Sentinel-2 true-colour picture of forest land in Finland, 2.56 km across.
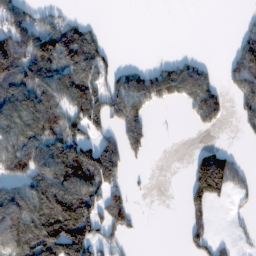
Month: February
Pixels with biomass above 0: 51%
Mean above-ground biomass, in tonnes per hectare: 82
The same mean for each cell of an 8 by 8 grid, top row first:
112 66 20 0 0 0 0 10
152 141 151 19 0 2 0 80
119 109 121 78 112 156 69 104
111 124 119 121 81 3 106 57
122 128 140 86 75 0 30 9
101 149 193 135 4 0 282 63
129 154 171 138 3 0 84 17
147 183 188 61 4 1 93 24
